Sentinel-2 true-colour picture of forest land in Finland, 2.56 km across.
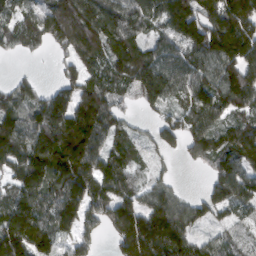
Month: March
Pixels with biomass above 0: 85%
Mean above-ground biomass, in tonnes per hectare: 137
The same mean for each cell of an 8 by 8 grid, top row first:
111 178 187 158 185 248 178 209
75 78 161 165 135 112 203 203
51 14 145 124 216 133 135 206
123 209 200 122 48 89 145 119
144 237 210 106 54 84 149 186
129 200 184 136 55 23 63 167
178 145 141 136 122 121 100 103
198 112 82 64 217 141 53 71
